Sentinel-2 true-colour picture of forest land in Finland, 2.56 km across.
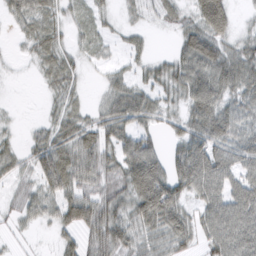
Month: February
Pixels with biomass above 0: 78%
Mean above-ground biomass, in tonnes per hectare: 41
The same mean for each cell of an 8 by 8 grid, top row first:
39 35 15 11 21 27 78 9
5 37 15 12 16 23 62 37
2 22 16 23 28 45 68 61
2 10 23 53 56 22 69 49
17 59 64 53 61 31 73 49
26 69 65 49 100 62 74 48
26 32 69 59 73 58 51 64
10 4 35 65 46 52 43 62
